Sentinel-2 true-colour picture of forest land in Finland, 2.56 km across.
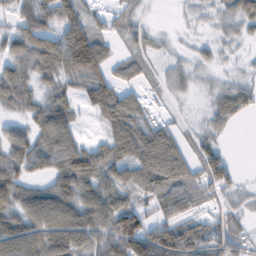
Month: February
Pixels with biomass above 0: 76%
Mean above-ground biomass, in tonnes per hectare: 50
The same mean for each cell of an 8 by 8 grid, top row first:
50 60 52 24 12 2 10 50
51 82 128 29 26 7 15 8
67 37 65 50 19 20 9 16
28 75 26 83 34 7 29 45
61 70 52 80 97 48 38 0
60 51 106 60 65 72 62 16
65 97 82 87 42 55 23 21
100 73 70 74 92 87 53 31
